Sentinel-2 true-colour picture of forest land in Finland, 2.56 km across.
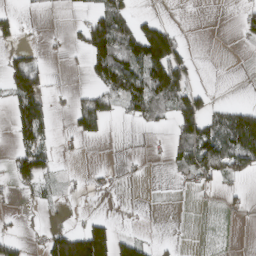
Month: March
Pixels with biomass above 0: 33%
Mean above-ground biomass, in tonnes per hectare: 40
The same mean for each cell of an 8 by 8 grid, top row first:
20 2 12 103 19 1 0 23
26 5 29 148 144 78 0 3
87 23 3 126 116 86 0 0
64 49 60 34 72 85 47 89
38 31 15 2 2 51 114 155
43 36 6 7 2 18 60 43
4 14 3 0 2 0 2 9
24 53 148 108 26 4 0 0
